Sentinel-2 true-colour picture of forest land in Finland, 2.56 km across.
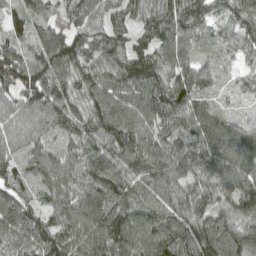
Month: April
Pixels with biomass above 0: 97%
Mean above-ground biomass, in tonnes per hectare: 90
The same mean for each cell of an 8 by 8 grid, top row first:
59 46 85 69 77 113 75 95
64 110 86 82 77 107 42 80
99 106 84 89 119 98 57 39
75 103 85 111 102 107 85 23
66 56 87 96 101 94 121 87
63 81 95 107 93 93 94 100
89 62 101 117 105 93 93 101
81 102 107 124 117 122 140 116
